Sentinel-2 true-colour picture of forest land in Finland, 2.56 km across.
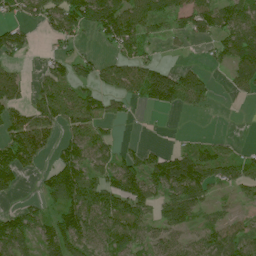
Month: July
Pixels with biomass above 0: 63%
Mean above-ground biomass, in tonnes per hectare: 64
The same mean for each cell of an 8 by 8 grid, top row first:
37 78 110 125 89 62 85 81
62 14 22 40 52 9 22 95
49 66 58 62 127 125 30 52
58 90 100 41 15 38 9 0
96 47 88 37 19 10 41 13
77 64 119 77 93 125 76 62
30 48 134 111 80 94 31 11
88 77 98 93 53 44 66 70
